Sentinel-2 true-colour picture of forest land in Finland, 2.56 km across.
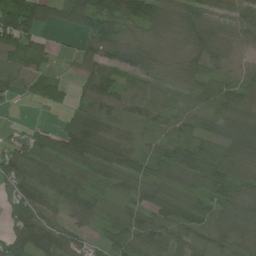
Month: July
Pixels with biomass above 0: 86%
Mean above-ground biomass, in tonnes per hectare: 78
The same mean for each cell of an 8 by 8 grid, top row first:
124 53 99 147 120 79 62 54
92 26 34 96 79 45 103 48
63 53 41 81 74 67 82 57
3 12 88 93 72 58 87 102
44 82 139 122 40 81 59 92
107 102 84 79 89 74 96 78
74 80 94 37 79 98 80 82
112 130 44 76 111 72 76 65
